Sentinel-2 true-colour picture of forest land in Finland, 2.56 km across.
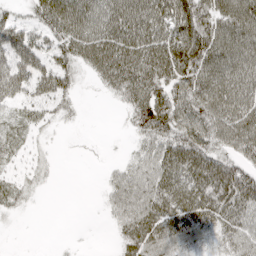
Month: April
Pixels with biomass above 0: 76%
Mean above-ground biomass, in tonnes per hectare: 49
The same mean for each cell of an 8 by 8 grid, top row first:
42 66 76 69 76 75 71 84
102 62 63 75 75 76 90 76
67 67 24 55 75 72 79 68
24 32 9 3 78 71 72 72
28 8 2 2 34 62 62 75
19 10 0 20 53 62 77 63
20 0 0 32 66 63 64 67
1 0 2 12 70 54 28 54
